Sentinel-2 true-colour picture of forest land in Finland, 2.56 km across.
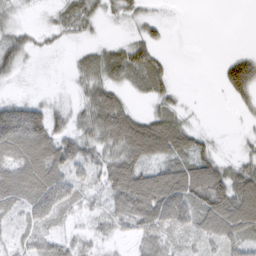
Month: March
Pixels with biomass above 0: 71%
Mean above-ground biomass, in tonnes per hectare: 41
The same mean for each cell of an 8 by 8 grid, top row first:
15 8 48 18 20 1 0 0
50 12 14 29 53 0 0 5
15 1 25 49 53 15 0 103
79 56 26 92 22 32 1 9
81 86 57 54 105 75 26 7
69 85 37 70 76 70 72 47
40 71 30 40 86 88 78 60
32 41 29 20 38 26 32 50
